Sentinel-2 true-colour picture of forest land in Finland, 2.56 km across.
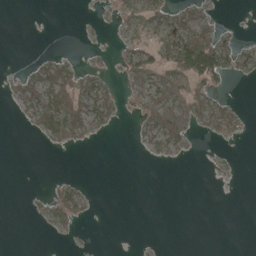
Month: April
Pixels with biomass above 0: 28%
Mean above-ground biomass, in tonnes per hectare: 16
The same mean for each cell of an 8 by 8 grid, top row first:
0 0 1 13 23 23 18 0
0 1 2 8 34 61 82 22
15 49 41 12 47 61 49 6
8 59 59 22 36 68 45 13
0 14 13 0 12 31 3 3
0 2 2 0 0 0 2 1
0 22 25 0 0 0 0 0
0 3 3 0 0 0 0 0
